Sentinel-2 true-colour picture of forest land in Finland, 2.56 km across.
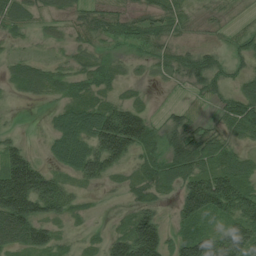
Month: July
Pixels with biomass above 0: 81%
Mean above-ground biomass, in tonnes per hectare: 58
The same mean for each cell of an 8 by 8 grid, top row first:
63 28 38 56 54 57 20 8
16 15 31 23 38 32 30 30
40 49 39 27 13 21 60 44
5 19 76 104 56 29 8 88
41 29 90 169 85 76 80 37
183 82 67 43 51 79 109 86
157 86 22 6 49 46 119 101
74 69 17 62 162 52 93 93
